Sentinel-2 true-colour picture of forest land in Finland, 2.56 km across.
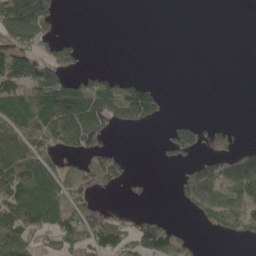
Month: May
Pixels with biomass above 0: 42%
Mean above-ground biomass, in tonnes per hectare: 54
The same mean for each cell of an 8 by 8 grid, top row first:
160 93 0 0 0 0 0 0
101 63 34 0 0 0 0 0
122 121 52 51 30 0 0 0
106 127 131 97 130 0 0 0
84 97 104 25 0 80 54 27
112 94 87 87 9 18 118 134
104 122 80 15 7 5 84 74
86 14 54 107 103 52 2 29
